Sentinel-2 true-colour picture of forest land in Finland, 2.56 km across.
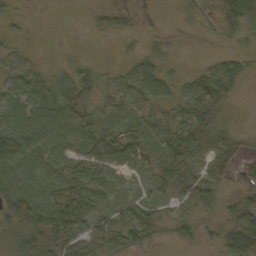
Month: October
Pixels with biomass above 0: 73%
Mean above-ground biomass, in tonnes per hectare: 31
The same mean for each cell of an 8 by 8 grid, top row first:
11 1 0 24 2 6 50 63
12 1 1 2 12 4 1 9
40 29 40 21 58 22 45 26
47 51 54 37 37 26 42 1
76 55 39 47 37 49 29 18
56 42 39 27 21 33 32 17
53 58 53 22 32 18 25 44
25 37 35 27 21 18 15 114
